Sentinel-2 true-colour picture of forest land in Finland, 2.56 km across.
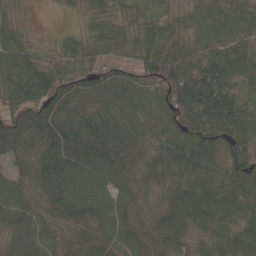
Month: May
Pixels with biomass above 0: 96%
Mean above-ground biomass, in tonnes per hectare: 80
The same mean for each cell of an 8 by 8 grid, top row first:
24 2 30 61 48 37 62 64
86 34 74 70 78 68 79 77
95 109 84 86 74 117 108 61
87 103 86 76 59 100 114 88
102 115 122 108 61 78 102 90
69 119 91 91 66 85 77 81
107 82 103 89 58 111 95 75
65 71 84 79 74 78 57 77
